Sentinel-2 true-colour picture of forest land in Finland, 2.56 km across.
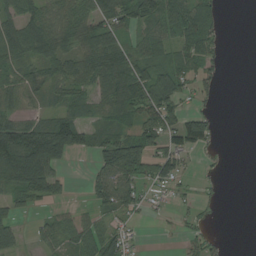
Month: August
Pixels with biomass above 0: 63%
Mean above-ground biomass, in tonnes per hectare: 57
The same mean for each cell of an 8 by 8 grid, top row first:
69 80 82 80 79 98 66 0
75 85 81 97 59 56 58 0
46 61 80 96 81 77 39 0
43 47 48 71 104 69 35 0
156 178 70 83 98 72 44 0
138 105 2 109 69 69 11 0
40 18 17 74 30 16 13 0
43 45 76 76 7 6 34 0
